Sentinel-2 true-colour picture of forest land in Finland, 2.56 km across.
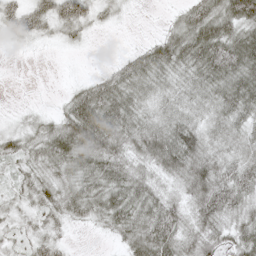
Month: May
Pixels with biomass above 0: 84%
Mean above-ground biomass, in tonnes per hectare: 42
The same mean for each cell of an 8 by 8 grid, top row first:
42 45 44 19 1 21 68 77
9 6 11 0 26 62 83 79
0 0 12 39 51 39 59 69
8 13 67 66 41 42 39 49
35 54 67 57 58 69 45 41
24 41 48 53 42 45 68 48
25 40 46 67 55 41 61 45
21 35 1 15 65 52 53 53
